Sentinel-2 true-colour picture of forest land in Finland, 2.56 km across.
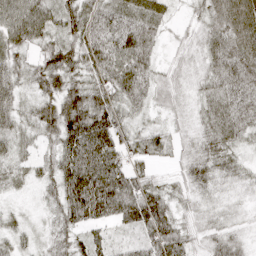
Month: April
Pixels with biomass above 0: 95%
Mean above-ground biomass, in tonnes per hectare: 49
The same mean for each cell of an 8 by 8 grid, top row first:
87 57 63 55 51 12 40 67
58 47 61 71 63 14 42 58
52 53 48 68 51 28 37 62
50 47 85 63 23 21 38 57
41 29 109 65 37 23 45 33
26 34 129 90 41 21 51 33
13 21 84 94 98 31 29 17
27 23 41 34 52 70 32 29
